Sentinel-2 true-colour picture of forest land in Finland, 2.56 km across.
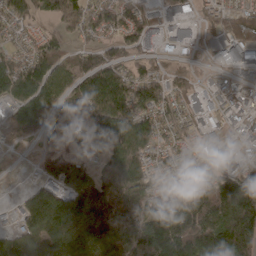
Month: April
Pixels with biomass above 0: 81%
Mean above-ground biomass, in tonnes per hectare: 89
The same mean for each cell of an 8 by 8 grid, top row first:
91 78 112 74 57 16 55 73
54 85 53 69 42 7 8 40
149 123 87 113 110 58 20 14
60 85 73 135 119 76 14 41
7 35 52 124 113 71 24 36
1 33 81 127 92 69 82 119
26 127 146 142 96 165 177 241
77 150 172 159 159 199 185 200
